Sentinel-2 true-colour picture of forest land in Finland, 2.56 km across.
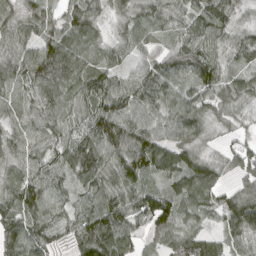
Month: April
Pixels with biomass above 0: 93%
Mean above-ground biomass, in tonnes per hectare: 71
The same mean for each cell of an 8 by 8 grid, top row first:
39 71 71 29 47 49 102 28
64 97 76 41 37 53 71 66
60 107 80 73 98 82 100 42
34 56 50 114 93 82 54 29
50 51 87 110 111 76 23 40
42 74 71 71 74 75 86 49
96 88 61 113 85 84 62 122
116 65 91 120 40 74 64 66
